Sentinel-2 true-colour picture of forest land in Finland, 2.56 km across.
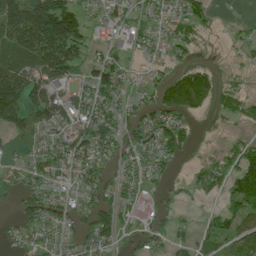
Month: June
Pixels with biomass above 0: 69%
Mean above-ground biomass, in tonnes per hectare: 67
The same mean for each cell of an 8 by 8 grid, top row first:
181 246 85 39 28 43 33 4
148 229 92 36 26 34 8 21
178 132 51 92 17 64 55 20
144 139 90 77 55 78 23 51
30 80 107 86 76 52 2 42
41 82 60 53 56 11 43 123
40 92 49 78 35 23 10 90
43 53 47 49 52 33 35 64
